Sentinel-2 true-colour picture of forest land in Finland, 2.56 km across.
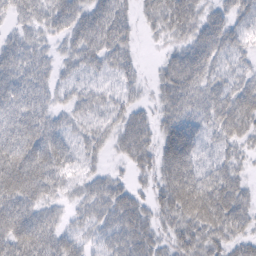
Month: February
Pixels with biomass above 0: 87%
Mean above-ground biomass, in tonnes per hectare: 45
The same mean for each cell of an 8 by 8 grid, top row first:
28 40 44 58 20 66 40 38
43 24 46 53 6 34 63 37
53 34 30 28 16 67 52 39
59 40 33 33 24 48 55 74
65 59 33 25 42 94 36 34
85 63 27 23 21 87 54 34
67 36 24 54 36 75 87 50
67 55 32 41 49 40 49 37
